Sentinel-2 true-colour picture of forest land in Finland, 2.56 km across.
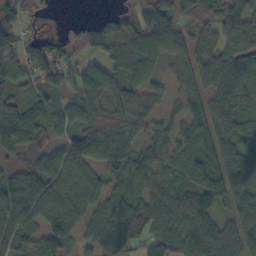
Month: October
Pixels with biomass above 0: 87%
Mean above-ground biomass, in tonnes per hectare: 79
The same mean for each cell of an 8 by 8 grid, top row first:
94 13 4 29 85 77 70 106
101 79 51 67 98 68 68 68
78 71 81 77 62 39 64 85
75 75 84 69 66 31 98 98
93 56 97 100 43 55 75 113
90 111 72 53 76 70 100 82
124 86 66 79 134 109 90 81
82 103 47 94 101 115 161 98
